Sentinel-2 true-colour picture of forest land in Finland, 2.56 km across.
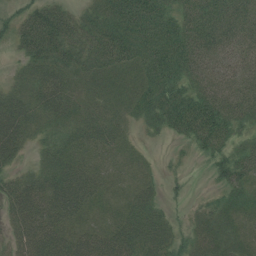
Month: July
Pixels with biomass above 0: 88%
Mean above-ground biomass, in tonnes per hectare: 37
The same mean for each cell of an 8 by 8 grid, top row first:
27 52 26 53 63 39 44 37
24 57 42 58 47 56 41 32
21 47 27 32 39 47 42 33
50 40 31 27 34 58 67 36
43 26 34 30 7 9 46 22
28 43 51 24 16 9 12 39
46 59 45 20 38 9 21 24
36 62 45 48 50 31 33 26
